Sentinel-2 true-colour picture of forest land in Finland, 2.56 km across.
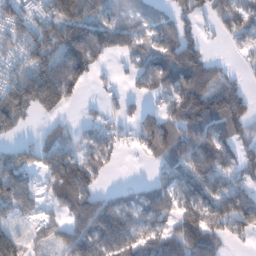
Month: January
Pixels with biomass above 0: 72%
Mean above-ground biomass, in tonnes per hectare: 90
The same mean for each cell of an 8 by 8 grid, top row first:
90 113 156 40 61 70 48 100
76 166 153 71 50 146 34 32
122 244 119 14 65 164 107 35
140 81 10 29 68 125 157 122
37 72 75 61 73 136 136 88
120 86 157 15 4 91 111 55
66 31 131 110 94 83 93 110
91 39 124 149 73 114 124 34
